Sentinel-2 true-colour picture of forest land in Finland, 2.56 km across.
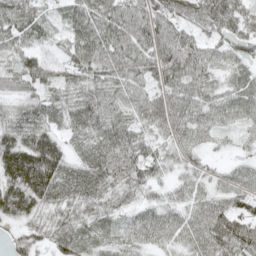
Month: May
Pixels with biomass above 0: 93%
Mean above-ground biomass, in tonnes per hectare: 63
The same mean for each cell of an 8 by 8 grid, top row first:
68 26 71 78 71 58 82 62
51 20 79 80 72 107 48 39
54 59 64 65 58 74 58 43
57 66 78 68 61 84 59 49
93 90 49 88 60 50 29 19
112 120 81 81 60 31 33 47
86 55 63 48 51 49 65 64
28 46 64 46 55 54 82 96
